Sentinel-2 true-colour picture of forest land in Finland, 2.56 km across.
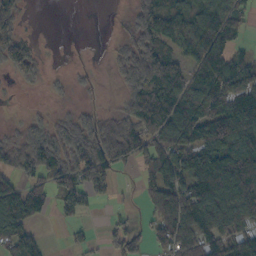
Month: October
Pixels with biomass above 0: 72%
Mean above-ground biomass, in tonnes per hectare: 81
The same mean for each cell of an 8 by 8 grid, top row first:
86 0 0 7 82 82 118 60
92 5 2 14 109 69 157 33
30 23 19 11 143 145 126 146
11 25 38 27 144 154 132 158
66 95 108 128 107 144 128 138
41 94 93 63 49 135 144 163
68 56 77 15 38 169 127 105
102 2 11 53 60 133 107 132
